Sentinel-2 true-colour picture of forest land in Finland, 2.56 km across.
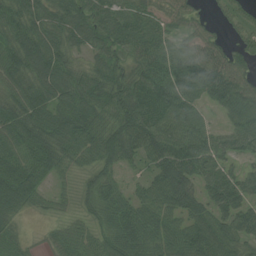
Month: July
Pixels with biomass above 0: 88%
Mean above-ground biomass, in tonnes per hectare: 66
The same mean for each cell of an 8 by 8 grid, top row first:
69 70 76 72 64 42 20 50
79 85 46 61 84 47 61 44
69 92 59 73 98 99 100 68
75 80 75 67 106 83 33 85
67 79 69 93 86 90 69 68
73 40 26 45 36 103 56 50
56 22 24 67 73 77 63 68
34 18 53 65 82 70 97 59
